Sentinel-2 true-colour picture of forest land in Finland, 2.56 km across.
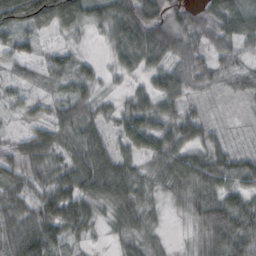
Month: October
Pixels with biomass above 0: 93%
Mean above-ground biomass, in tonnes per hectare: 55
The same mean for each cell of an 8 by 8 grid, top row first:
108 105 84 87 107 45 51 74
54 24 25 49 101 76 50 49
28 43 53 20 34 61 38 32
24 39 65 31 57 53 18 11
31 61 59 40 59 60 45 13
55 61 88 79 38 64 80 58
59 87 82 52 47 26 84 70
78 86 39 19 39 13 62 78
